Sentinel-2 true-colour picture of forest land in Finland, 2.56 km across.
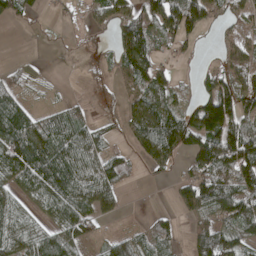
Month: April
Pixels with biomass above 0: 68%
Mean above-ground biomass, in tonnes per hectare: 63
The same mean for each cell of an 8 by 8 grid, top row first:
44 10 20 73 88 129 70 46
0 3 13 34 97 37 5 62
30 10 7 19 75 37 53 88
90 37 26 13 99 67 184 115
120 98 77 24 69 88 126 155
84 119 100 71 9 24 102 109
48 58 93 34 4 26 76 112
80 98 54 56 52 31 91 70
